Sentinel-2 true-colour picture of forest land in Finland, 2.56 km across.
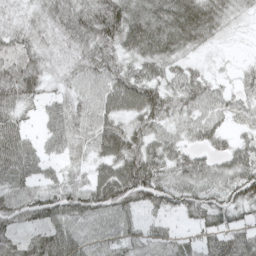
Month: May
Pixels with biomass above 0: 90%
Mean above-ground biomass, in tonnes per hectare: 61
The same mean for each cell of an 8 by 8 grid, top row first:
36 58 73 97 89 94 66 26
57 46 60 69 83 62 25 5
79 42 55 72 75 49 35 24
51 40 58 67 86 55 52 41
89 46 49 81 75 52 39 39
84 41 31 93 104 63 58 83
72 83 83 85 51 50 72 59
54 85 76 58 41 38 50 69
